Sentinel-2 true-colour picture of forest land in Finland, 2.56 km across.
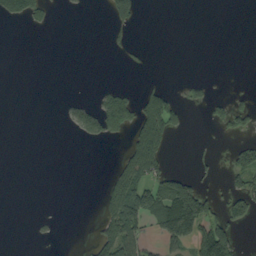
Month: September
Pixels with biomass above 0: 20%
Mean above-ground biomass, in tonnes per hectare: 30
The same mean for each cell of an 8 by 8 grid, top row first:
49 23 1 48 7 0 0 0
0 0 0 10 6 0 0 0
0 0 0 3 7 2 16 0
0 0 34 158 100 65 19 45
0 0 5 10 143 7 3 29
0 0 0 47 106 59 12 53
0 0 0 94 123 151 67 48
0 5 2 107 41 80 121 26
